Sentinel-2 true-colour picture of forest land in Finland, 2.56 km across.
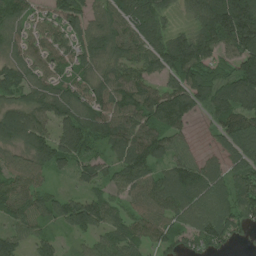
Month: July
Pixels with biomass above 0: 90%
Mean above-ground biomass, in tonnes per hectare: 106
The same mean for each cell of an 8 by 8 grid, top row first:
95 66 95 106 144 44 192 265
67 95 95 107 123 180 157 183
101 93 75 108 102 122 121 163
81 104 99 124 136 175 77 126
73 126 136 99 150 74 18 125
92 50 58 73 121 133 104 96
108 83 116 76 102 114 123 116
95 60 37 84 82 86 106 37
